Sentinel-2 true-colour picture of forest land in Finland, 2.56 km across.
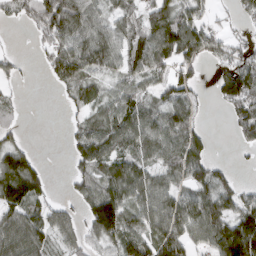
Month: March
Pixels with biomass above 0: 71%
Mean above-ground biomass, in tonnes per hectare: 65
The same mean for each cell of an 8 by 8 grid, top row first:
34 110 99 56 72 86 37 34
3 53 82 84 98 116 77 45
22 24 79 38 54 48 14 164
23 0 34 63 70 70 12 68
38 0 61 86 75 82 37 35
150 26 42 64 70 58 71 12
86 55 40 131 81 77 95 79
97 61 50 76 77 94 76 176
